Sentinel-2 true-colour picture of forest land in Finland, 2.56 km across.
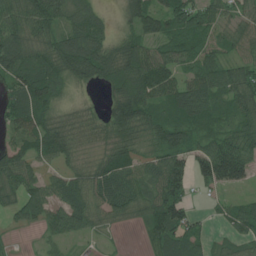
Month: July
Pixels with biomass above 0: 84%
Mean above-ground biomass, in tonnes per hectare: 64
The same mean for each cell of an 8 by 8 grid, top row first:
73 91 65 15 88 93 65 42
92 71 102 69 68 75 59 51
68 78 62 78 102 68 78 74
66 63 40 61 86 73 71 62
53 91 50 71 67 70 62 85
91 34 55 94 63 91 85 83
48 62 70 74 63 86 11 46
4 25 20 6 26 80 30 46
